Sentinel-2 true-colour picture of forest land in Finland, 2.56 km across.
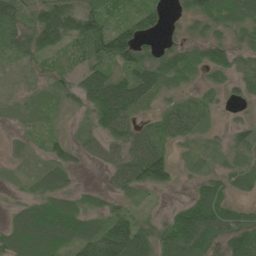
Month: June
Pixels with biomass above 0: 82%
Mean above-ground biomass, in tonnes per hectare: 52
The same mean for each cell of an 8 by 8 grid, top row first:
60 77 85 28 46 14 66 69
53 64 44 106 50 47 65 46
12 25 46 84 84 44 21 41
18 20 27 123 32 59 30 7
11 32 32 54 66 34 27 37
14 61 9 35 106 36 37 38
29 71 48 33 14 31 93 31
93 98 74 148 83 89 71 81
